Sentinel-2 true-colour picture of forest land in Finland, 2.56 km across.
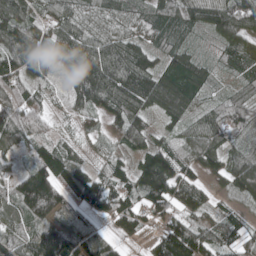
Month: May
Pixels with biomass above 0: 92%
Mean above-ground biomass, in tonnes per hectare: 87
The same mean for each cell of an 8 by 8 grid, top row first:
123 80 73 80 62 97 109 156
121 81 96 103 78 68 23 90
101 67 156 136 117 109 51 42
108 58 75 85 93 81 66 82
73 68 29 38 76 60 87 64
54 131 96 82 121 120 52 101
88 154 80 98 76 71 51 28
83 145 132 62 33 158 89 73
